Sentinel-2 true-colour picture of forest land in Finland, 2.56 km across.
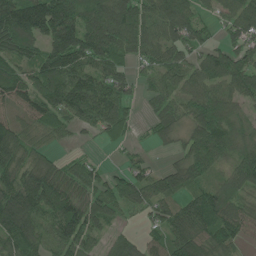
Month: June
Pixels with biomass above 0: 85%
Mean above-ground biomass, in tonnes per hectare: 100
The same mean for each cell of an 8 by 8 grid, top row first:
167 207 145 169 133 129 42 106
109 114 144 137 106 88 69 77
105 113 121 115 40 107 121 132
49 104 135 134 18 72 160 57
116 50 17 27 17 39 172 80
102 138 95 58 73 106 77 121
163 118 130 85 67 85 136 81
111 73 118 47 51 110 111 69
